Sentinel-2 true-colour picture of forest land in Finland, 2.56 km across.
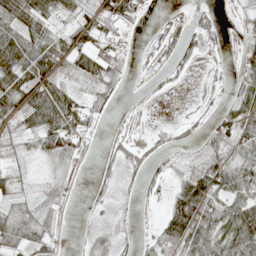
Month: May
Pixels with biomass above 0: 64%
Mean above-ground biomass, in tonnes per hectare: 39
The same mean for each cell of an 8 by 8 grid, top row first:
77 40 42 65 19 15 20 14
82 55 56 25 13 45 20 20
70 62 46 45 8 11 8 36
63 75 63 11 4 0 16 60
28 57 36 27 21 33 44 64
27 20 14 25 31 32 85 77
28 45 2 18 5 62 88 71
46 45 10 37 20 76 71 90
